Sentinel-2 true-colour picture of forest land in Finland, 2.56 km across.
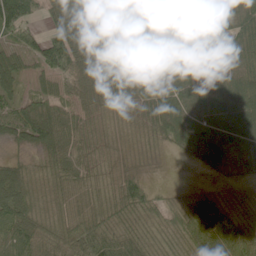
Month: June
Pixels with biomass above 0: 92%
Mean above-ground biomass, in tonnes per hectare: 65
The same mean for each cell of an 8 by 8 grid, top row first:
132 50 105 122 78 83 82 64
46 83 95 76 71 61 49 50
33 30 71 68 81 71 66 81
57 65 53 45 58 70 74 97
36 62 68 42 30 41 87 89
46 53 62 41 28 1 16 34
56 49 62 65 62 40 69 48
102 74 115 84 64 56 79 108
